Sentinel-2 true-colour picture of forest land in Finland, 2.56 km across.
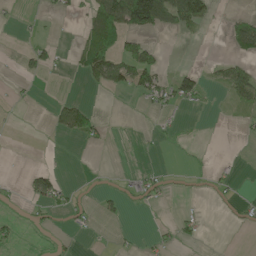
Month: May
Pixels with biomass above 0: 21%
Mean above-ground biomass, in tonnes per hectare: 20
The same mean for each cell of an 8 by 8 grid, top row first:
5 5 12 102 147 87 31 17
3 30 35 78 51 0 0 47
6 6 10 61 47 45 16 57
2 8 49 0 5 14 3 15
0 0 10 4 2 5 2 2
2 39 1 3 23 4 16 6
5 30 13 13 10 3 5 12
14 2 5 2 5 18 2 0
